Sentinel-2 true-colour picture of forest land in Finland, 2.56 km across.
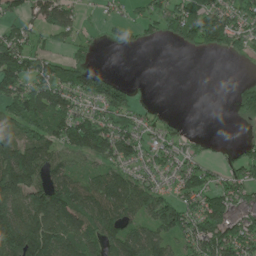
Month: June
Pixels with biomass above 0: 69%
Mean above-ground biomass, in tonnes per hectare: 82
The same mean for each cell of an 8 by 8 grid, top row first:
56 109 37 27 51 116 142 81
146 41 38 25 22 24 60 52
149 134 109 61 4 0 0 9
108 139 76 100 37 5 0 43
111 104 111 135 69 49 10 28
168 104 65 98 61 69 61 69
119 150 142 129 107 108 133 103
156 135 103 111 122 68 145 114
